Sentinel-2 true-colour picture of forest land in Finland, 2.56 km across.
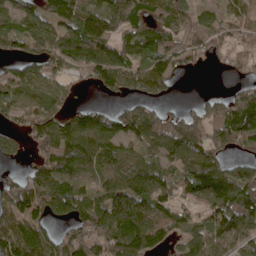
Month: May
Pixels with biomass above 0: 78%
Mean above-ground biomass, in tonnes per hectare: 96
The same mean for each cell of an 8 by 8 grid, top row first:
105 97 111 119 95 104 42 90
51 122 118 103 80 77 85 66
101 85 30 91 86 24 0 36
70 80 73 57 98 40 90 163
57 112 142 110 93 141 130 82
33 130 76 70 141 100 169 114
115 114 116 142 142 84 109 146
139 89 108 142 128 50 107 93
